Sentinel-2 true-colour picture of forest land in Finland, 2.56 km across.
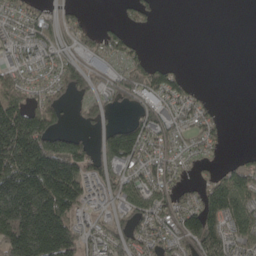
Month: May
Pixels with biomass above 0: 63%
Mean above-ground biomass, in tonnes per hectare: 91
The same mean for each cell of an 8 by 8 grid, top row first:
52 52 29 2 40 0 0 0
55 83 59 78 23 0 0 0
73 56 83 50 109 75 0 0
184 118 33 24 67 61 43 0
308 200 96 164 119 54 58 0
275 297 141 81 76 55 38 96
302 299 89 46 103 98 142 142
224 290 101 80 79 82 159 108
